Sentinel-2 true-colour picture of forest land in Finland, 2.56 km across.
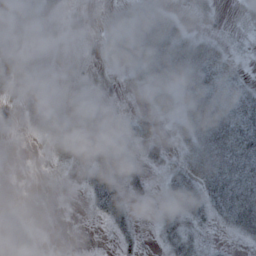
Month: October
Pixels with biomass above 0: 61%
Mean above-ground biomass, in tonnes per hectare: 30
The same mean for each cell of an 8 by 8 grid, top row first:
15 21 7 6 42 19 13 5
25 8 4 31 64 67 40 8
33 13 15 10 29 50 86 38
17 38 9 6 19 39 111 85
2 22 30 19 34 21 81 90
1 4 26 42 19 45 80 58
12 0 5 48 8 39 46 64
47 5 1 10 10 40 18 17
